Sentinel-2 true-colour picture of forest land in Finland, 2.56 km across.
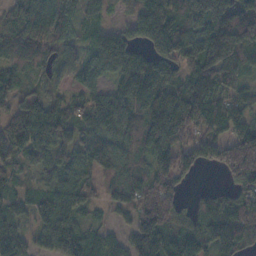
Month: November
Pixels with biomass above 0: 89%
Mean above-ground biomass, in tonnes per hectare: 92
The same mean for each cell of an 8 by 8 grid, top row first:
61 63 50 21 140 102 201 130
86 64 45 131 86 135 184 169
56 32 43 61 158 76 110 85
70 117 65 118 121 168 143 96
98 117 75 97 88 85 67 158
39 43 66 70 72 86 2 113
60 96 70 52 112 76 112 95
98 66 94 52 138 113 127 83
